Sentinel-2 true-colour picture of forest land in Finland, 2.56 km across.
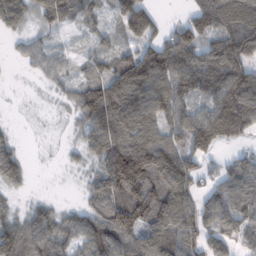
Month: February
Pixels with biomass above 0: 83%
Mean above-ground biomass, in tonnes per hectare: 104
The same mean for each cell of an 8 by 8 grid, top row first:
117 95 80 54 134 11 146 158
21 48 19 67 96 169 97 152
3 39 69 140 179 155 145 157
2 5 92 194 153 116 114 198
45 3 53 174 167 102 139 56
82 1 22 191 180 177 49 125
38 67 58 147 175 202 103 136
164 122 102 143 127 137 101 72
